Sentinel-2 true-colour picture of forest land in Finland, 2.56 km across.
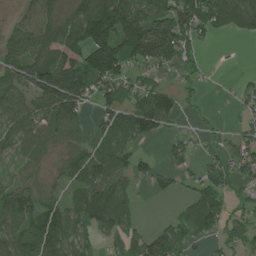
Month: July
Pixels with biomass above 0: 71%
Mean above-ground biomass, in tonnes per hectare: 81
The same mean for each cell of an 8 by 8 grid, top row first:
27 84 101 167 123 122 130 98
127 117 121 178 173 151 15 0
105 214 158 109 58 20 12 17
93 114 77 77 139 69 7 29
75 73 42 59 31 42 16 62
35 27 99 105 40 40 60 64
118 82 100 140 8 18 140 36
111 149 60 33 75 96 42 68
